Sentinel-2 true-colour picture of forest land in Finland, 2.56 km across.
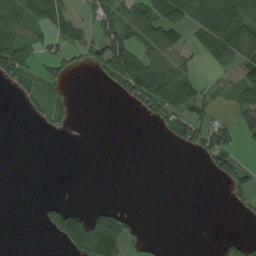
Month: August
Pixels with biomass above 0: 39%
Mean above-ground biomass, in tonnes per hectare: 43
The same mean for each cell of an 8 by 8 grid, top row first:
57 73 20 58 94 97 121 133
72 31 35 110 70 74 58 107
56 49 1 62 120 104 25 120
2 53 0 0 46 85 35 64
0 0 0 0 0 27 103 33
0 0 0 0 0 0 13 75
0 41 33 38 0 0 0 20
0 10 155 126 21 0 0 25
